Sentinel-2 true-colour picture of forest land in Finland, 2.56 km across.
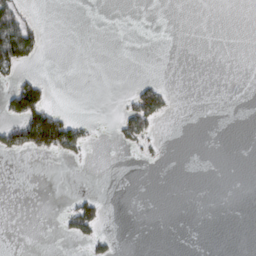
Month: March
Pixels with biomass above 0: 10%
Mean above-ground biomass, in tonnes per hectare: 11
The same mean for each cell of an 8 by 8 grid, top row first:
61 0 0 0 0 0 0 0
99 4 0 0 0 0 0 0
31 11 0 0 11 0 0 0
63 73 0 2 83 3 0 0
56 88 41 4 18 0 0 0
0 0 0 0 0 0 0 0
0 0 50 0 0 0 0 0
0 0 19 12 0 0 0 0
